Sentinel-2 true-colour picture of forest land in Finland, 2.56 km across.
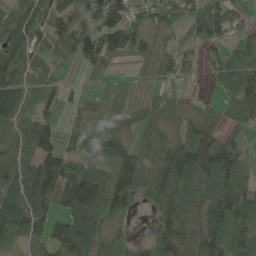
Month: May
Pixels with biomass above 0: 85%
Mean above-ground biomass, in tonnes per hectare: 86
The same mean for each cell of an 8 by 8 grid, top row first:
102 119 39 100 73 69 105 56
123 89 95 103 71 50 54 91
118 70 18 37 26 55 27 142
98 53 34 56 59 55 37 81
84 106 82 126 63 85 95 66
96 130 132 110 110 137 119 93
145 83 136 111 32 98 118 138
60 90 138 65 34 92 136 116
